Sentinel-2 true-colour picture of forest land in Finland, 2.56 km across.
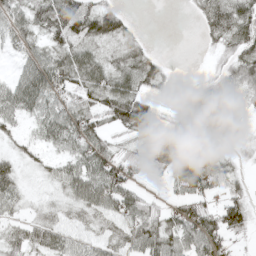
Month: May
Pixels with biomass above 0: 79%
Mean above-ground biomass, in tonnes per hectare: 45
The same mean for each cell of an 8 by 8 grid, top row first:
47 69 83 51 0 0 46 69
29 45 54 23 19 0 14 56
43 77 59 64 53 13 39 63
53 51 64 63 71 23 78 26
22 35 60 41 54 95 48 21
40 22 60 65 30 52 74 20
28 21 40 47 48 38 53 60
43 51 29 34 67 56 80 21
